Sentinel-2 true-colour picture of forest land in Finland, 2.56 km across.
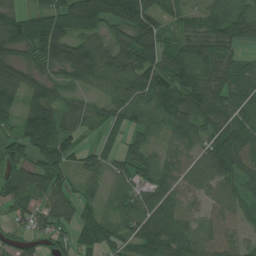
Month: July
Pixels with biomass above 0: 88%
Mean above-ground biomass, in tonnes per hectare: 72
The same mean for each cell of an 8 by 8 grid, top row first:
63 77 95 90 101 55 61 83
68 99 90 79 99 76 75 40
100 69 64 65 98 116 84 76
68 119 59 51 63 87 91 81
79 123 50 31 61 58 72 90
84 95 43 44 65 66 62 68
61 72 63 35 91 71 36 52
46 53 51 69 103 89 57 43
